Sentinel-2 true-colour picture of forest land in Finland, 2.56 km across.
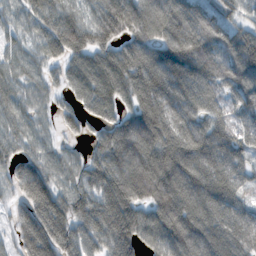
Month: November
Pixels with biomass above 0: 92%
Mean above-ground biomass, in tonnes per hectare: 112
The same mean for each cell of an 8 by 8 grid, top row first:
51 115 84 164 135 113 83 67
55 78 129 106 116 144 77 127
74 52 112 148 153 120 76 84
77 40 87 85 185 115 81 52
69 52 33 165 171 165 124 77
95 98 81 164 184 164 134 69
58 169 125 180 119 186 128 74
80 190 133 181 122 157 143 111
